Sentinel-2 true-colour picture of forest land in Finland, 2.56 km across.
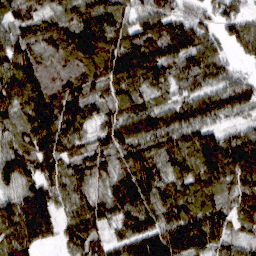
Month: March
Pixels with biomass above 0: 94%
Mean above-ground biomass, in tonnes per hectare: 112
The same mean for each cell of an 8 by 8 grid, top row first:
82 90 127 103 94 88 60 89
130 110 153 137 160 157 129 70
154 103 117 122 118 107 104 69
110 145 132 82 112 95 112 64
97 141 91 117 127 120 146 127
117 115 104 94 131 110 126 121
121 127 116 114 128 134 104 92
120 56 113 80 146 137 132 60
